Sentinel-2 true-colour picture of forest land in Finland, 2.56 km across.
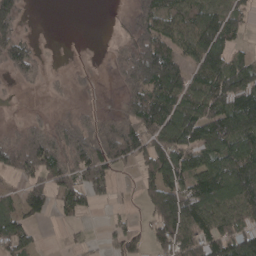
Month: April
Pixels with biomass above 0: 72%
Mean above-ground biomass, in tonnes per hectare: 81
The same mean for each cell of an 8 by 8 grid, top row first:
86 0 0 7 82 82 118 60
92 5 2 14 109 69 157 33
30 23 19 11 143 145 126 146
11 25 38 27 144 154 132 158
66 95 108 128 107 144 128 138
41 94 93 63 49 135 144 163
68 56 77 15 38 169 127 105
102 2 11 53 60 133 107 132
